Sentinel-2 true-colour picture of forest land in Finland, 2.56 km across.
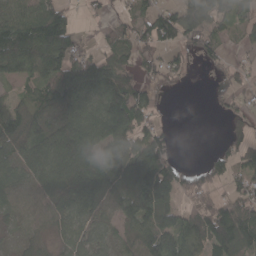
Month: April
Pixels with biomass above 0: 75%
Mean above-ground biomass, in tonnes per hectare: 72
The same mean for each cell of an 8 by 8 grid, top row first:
71 101 14 21 50 67 81 52
150 163 61 66 59 46 54 17
46 70 129 108 50 22 6 38
69 49 112 131 74 1 5 38
100 113 134 99 102 17 1 49
54 103 139 109 98 73 51 55
44 67 91 60 120 70 82 99
17 23 63 47 94 102 129 162
